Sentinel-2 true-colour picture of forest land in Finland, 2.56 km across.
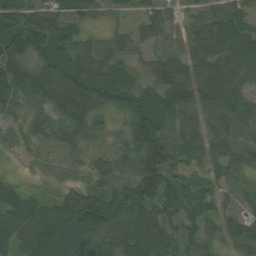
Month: August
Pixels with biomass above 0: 94%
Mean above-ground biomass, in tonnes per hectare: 70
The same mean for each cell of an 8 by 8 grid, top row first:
112 90 65 34 37 34 53 57
120 115 64 45 31 24 75 85
89 101 124 93 43 87 73 62
43 49 76 68 120 100 57 68
37 39 55 37 149 80 53 47
24 24 30 75 149 69 22 37
73 65 144 101 109 86 40 30
65 99 88 76 107 80 44 45
